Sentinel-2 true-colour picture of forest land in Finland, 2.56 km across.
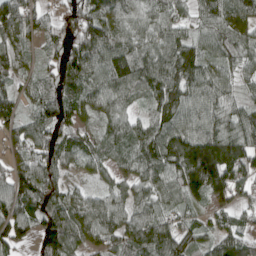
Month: April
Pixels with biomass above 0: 91%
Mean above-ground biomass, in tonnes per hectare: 92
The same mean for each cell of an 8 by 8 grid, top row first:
122 41 122 93 68 63 83 99
94 43 129 120 82 109 75 97
58 52 111 114 122 122 94 57
78 92 69 76 50 111 97 81
54 90 70 68 107 138 172 130
89 105 30 59 84 118 171 109
106 111 86 96 81 69 46 64
99 125 87 87 136 130 68 92
